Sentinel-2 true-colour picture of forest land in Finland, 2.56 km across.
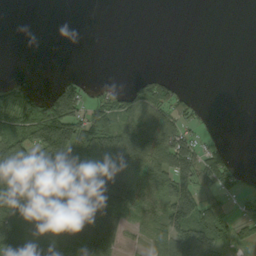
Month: September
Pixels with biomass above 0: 51%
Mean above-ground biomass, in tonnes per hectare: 56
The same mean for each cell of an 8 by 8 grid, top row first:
0 0 0 0 0 0 0 0
0 0 0 0 0 0 0 0
16 3 38 9 34 23 0 0
115 122 104 114 83 66 8 0
126 170 162 102 103 103 25 0
117 72 53 111 72 113 84 39
75 77 100 125 53 120 87 25
93 87 162 101 25 112 105 42
